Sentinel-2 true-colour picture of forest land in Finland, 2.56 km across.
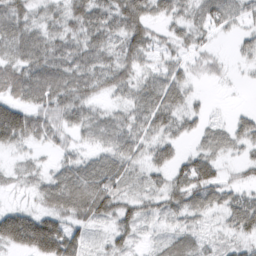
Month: March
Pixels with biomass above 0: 83%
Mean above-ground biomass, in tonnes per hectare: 58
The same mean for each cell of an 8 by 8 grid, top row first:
75 43 72 77 78 53 64 52
61 75 67 51 68 36 22 24
85 103 78 67 44 57 18 5
123 81 66 32 67 71 19 20
60 42 29 52 48 47 42 47
20 36 80 81 36 55 79 21
54 54 85 81 50 53 52 87
135 169 64 44 13 46 27 40
